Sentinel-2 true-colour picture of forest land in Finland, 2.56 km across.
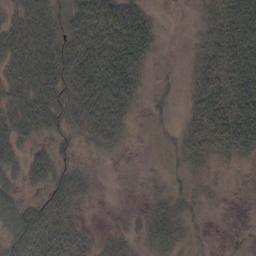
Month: October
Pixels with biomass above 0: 66%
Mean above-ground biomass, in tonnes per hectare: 28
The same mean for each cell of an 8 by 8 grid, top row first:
22 32 51 54 30 0 18 44
43 43 61 61 43 0 25 42
39 46 63 73 18 5 33 40
42 48 47 70 7 6 43 46
34 18 15 24 0 13 32 38
24 37 21 0 2 7 7 3
38 34 9 1 7 24 5 0
40 51 24 14 15 24 5 7
